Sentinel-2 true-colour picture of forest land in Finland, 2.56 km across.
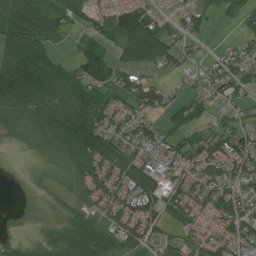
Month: July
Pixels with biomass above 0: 77%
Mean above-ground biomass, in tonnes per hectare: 64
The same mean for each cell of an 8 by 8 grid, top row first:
116 74 45 65 87 28 47 35
103 54 51 50 151 49 8 38
133 126 83 66 42 17 46 60
107 119 132 64 54 48 34 26
21 70 136 86 74 49 68 73
4 20 70 78 101 66 69 76
7 12 37 59 78 63 54 92
25 43 130 75 63 34 49 75
